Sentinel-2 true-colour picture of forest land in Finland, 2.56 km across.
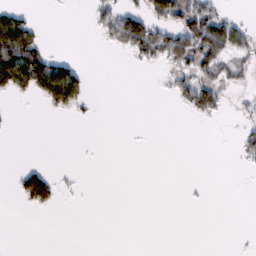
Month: February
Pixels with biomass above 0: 23%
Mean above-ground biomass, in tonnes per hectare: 21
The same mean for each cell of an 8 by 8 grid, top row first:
49 0 0 50 62 61 64 10
130 24 0 19 79 83 86 47
111 117 53 0 0 27 39 17
3 13 18 0 0 3 45 8
0 0 0 0 0 0 0 26
25 50 3 0 0 0 0 1
4 32 1 0 0 0 1 0
0 0 0 0 0 0 0 1
